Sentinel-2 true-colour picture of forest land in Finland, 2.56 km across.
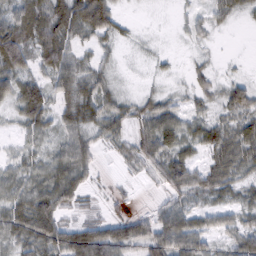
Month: February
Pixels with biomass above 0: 81%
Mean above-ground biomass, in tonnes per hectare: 43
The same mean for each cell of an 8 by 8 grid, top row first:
60 77 88 60 1 8 25 19
95 76 27 18 7 2 9 0
57 41 52 21 6 9 34 26
33 55 57 51 43 39 28 57
17 30 54 31 64 51 51 61
41 52 55 8 27 74 58 42
52 69 31 18 10 54 43 44
51 71 99 95 63 85 42 53
